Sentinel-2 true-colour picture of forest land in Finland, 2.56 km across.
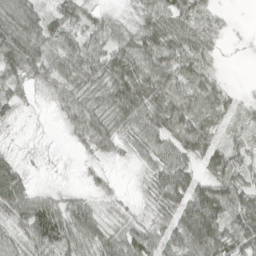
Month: April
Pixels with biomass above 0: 88%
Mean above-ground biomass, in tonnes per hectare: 47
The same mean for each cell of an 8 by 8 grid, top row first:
58 31 33 23 40 58 37 1
62 53 63 51 63 59 27 3
34 37 58 57 83 71 34 8
23 6 68 51 75 80 60 22
4 3 29 36 56 60 59 28
54 4 9 18 22 86 43 51
55 62 60 23 16 78 116 74
40 112 58 55 62 55 105 71
